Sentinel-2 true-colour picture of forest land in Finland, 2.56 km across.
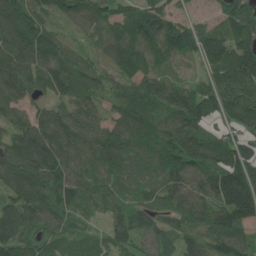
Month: June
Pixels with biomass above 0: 95%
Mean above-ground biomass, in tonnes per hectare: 113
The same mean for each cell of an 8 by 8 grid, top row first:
140 96 84 100 115 80 31 148
135 126 49 96 97 140 115 130
127 136 82 85 114 76 83 149
80 72 102 74 111 148 158 177
116 138 112 127 94 139 146 129
122 140 110 93 66 120 150 228
114 114 79 69 94 112 139 266
126 92 65 81 100 93 122 94
